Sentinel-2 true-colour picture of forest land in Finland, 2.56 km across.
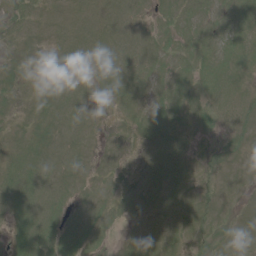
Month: June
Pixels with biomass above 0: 75%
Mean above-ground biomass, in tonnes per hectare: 7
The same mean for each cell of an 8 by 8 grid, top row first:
8 6 8 8 5 8 8 12
3 5 9 8 8 9 10 11
6 6 8 8 8 9 12 7
3 8 6 3 7 8 11 11
5 7 6 3 6 7 2 5
11 7 5 5 7 9 2 4
10 9 5 6 8 7 5 3
9 10 10 3 8 6 6 11
